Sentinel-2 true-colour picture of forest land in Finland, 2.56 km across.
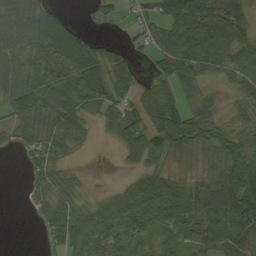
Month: September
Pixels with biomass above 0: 76%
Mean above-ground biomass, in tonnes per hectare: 54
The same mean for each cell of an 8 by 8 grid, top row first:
56 52 4 15 28 72 87 65
49 61 69 27 24 86 86 69
58 62 70 73 23 68 32 63
50 68 59 55 67 77 48 32
31 69 31 17 83 88 80 86
0 72 15 1 52 28 48 106
0 49 49 61 87 76 71 106
0 27 68 68 47 38 62 83
